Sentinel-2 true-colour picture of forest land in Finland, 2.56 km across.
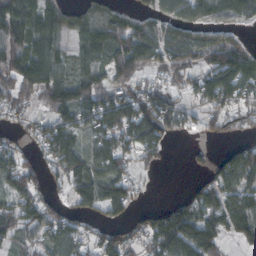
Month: October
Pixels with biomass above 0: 73%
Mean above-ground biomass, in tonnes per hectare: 70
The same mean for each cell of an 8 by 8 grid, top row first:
96 57 41 55 48 69 63 69
106 69 59 100 106 98 98 58
111 107 85 78 53 55 86 102
47 65 88 114 129 74 53 52
31 79 59 98 113 12 23 28
75 43 89 89 21 0 45 92
74 49 54 67 20 47 86 72
65 66 58 76 56 120 121 36
